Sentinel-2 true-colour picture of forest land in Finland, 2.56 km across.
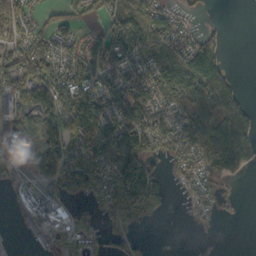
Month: October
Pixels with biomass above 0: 63%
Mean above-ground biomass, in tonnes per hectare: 51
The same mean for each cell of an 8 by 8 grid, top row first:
66 25 37 60 90 30 4 0
59 47 45 74 72 41 75 0
67 85 88 64 54 57 84 5
47 62 115 84 59 48 52 31
41 80 80 98 93 49 81 47
27 58 112 95 106 19 37 14
19 106 17 91 112 3 23 5
10 31 24 20 11 1 1 0
